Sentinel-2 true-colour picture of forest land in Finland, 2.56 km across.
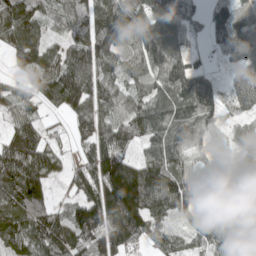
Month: May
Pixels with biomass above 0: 87%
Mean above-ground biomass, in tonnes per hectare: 104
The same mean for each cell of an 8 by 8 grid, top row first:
175 73 96 167 101 108 69 88
126 80 112 132 139 84 33 119
28 116 163 85 84 133 66 81
59 37 107 84 117 123 97 49
85 82 51 125 84 123 54 48
58 72 96 233 184 115 51 64
123 95 117 205 186 112 88 100
101 154 161 176 97 64 69 127
